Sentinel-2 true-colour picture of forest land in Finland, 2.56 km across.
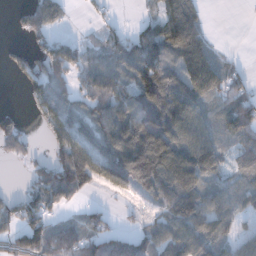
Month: December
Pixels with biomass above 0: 70%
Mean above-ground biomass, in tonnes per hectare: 92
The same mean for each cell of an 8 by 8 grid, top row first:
35 121 4 16 23 147 20 0
27 86 60 68 121 151 67 2
21 132 62 112 151 146 140 51
37 89 88 141 188 186 80 104
96 51 111 156 188 179 113 54
2 125 172 138 203 199 108 49
67 93 34 16 31 137 119 69
75 117 84 82 71 124 122 58
